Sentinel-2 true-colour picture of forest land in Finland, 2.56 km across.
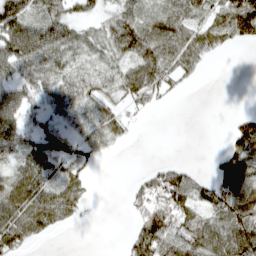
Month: April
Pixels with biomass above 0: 66%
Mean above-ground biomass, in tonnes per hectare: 46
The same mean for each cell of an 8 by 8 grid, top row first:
96 75 45 37 55 64 46 97
108 96 57 60 92 72 44 15
64 60 52 41 83 32 2 0
85 35 42 41 18 1 0 11
57 60 39 32 0 0 0 61
49 51 31 0 22 52 19 83
72 80 37 0 42 69 50 60
56 12 0 0 78 63 77 92
